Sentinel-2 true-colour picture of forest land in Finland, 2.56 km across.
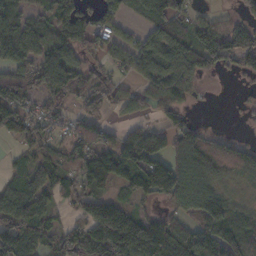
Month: November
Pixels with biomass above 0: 73%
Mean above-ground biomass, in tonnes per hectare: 87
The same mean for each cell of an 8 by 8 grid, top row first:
111 66 121 88 62 87 26 51
137 97 81 70 87 127 114 109
107 97 74 66 69 102 29 23
47 56 61 43 44 62 2 14
27 82 87 82 179 94 72 49
47 100 101 145 149 175 89 49
121 71 61 114 28 72 136 41
132 84 85 170 170 172 132 104
